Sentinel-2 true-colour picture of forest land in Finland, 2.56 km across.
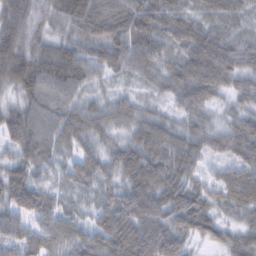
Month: February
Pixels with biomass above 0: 97%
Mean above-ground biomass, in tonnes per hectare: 72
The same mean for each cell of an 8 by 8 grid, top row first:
86 74 84 89 85 56 45 50
87 72 71 108 86 61 110 65
101 87 74 33 38 75 120 62
69 79 69 63 45 47 54 51
83 84 67 49 94 75 60 75
74 42 68 57 108 82 33 64
87 67 43 88 110 99 75 65
62 63 56 105 114 89 49 50
